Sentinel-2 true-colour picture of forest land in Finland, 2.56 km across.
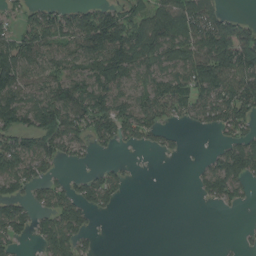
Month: August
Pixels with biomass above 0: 61%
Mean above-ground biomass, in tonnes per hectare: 68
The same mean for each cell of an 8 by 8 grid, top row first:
29 68 81 95 97 114 121 25
98 82 86 143 120 93 119 144
114 77 86 125 66 78 127 97
119 115 111 120 89 52 82 88
83 87 47 45 28 14 3 84
119 49 28 53 1 0 74 113
77 71 83 29 0 0 7 18
51 78 56 1 0 0 0 8
